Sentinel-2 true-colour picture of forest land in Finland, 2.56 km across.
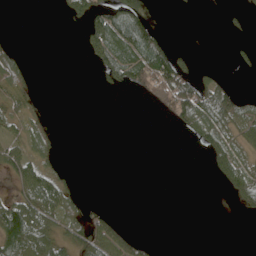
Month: May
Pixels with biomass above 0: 34%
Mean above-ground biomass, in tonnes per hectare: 32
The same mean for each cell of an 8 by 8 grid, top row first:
0 0 42 78 57 1 0 12
14 0 13 92 100 22 0 13
42 0 0 36 81 106 33 3
34 8 0 0 2 82 96 67
43 34 0 0 0 0 55 48
57 56 4 0 0 0 12 71
85 88 35 7 0 0 1 24
109 81 77 88 22 0 0 0
